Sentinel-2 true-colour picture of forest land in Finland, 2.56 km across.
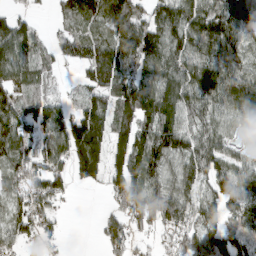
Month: March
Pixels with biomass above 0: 82%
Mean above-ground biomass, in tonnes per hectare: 88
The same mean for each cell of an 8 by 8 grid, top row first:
44 12 88 111 64 100 115 132
112 39 72 92 119 106 112 87
78 36 30 108 91 115 143 114
113 93 81 93 126 119 84 109
127 99 188 104 113 128 89 41
65 115 73 72 105 86 91 98
76 63 1 42 148 124 76 88
72 35 0 83 26 53 116 105
